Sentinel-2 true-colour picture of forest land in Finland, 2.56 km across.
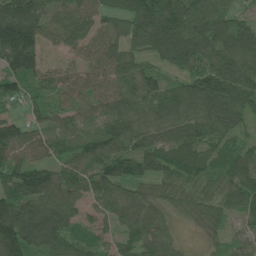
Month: June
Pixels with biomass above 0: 93%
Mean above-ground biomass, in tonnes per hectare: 82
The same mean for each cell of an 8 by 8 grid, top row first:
125 71 79 56 122 137 132 60
142 39 53 63 68 150 120 127
79 52 65 86 87 46 131 134
21 55 54 77 83 94 109 112
105 68 61 79 75 99 90 57
80 92 62 90 64 71 69 127
103 92 49 69 74 44 86 87
137 102 58 39 82 30 25 39
